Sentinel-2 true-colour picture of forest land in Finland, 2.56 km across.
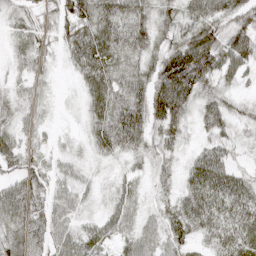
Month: April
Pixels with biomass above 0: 92%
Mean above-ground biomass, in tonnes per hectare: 48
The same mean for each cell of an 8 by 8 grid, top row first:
23 37 80 70 49 48 67 47
25 31 77 73 53 70 88 63
19 30 32 62 51 106 59 26
24 23 15 78 69 75 51 28
43 26 12 69 47 34 38 21
44 46 29 15 24 28 96 42
78 58 27 36 28 45 80 68
55 61 55 38 50 46 41 60
